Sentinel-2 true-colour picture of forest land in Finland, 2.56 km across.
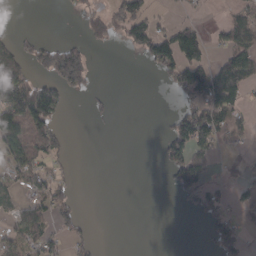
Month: March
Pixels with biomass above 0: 35%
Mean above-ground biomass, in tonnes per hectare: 46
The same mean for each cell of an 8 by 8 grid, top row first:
0 0 28 85 80 13 4 46
63 69 60 17 78 128 50 93
118 62 93 0 0 80 135 122
116 111 0 16 0 42 111 44
100 73 0 0 0 107 85 19
41 56 2 0 0 85 63 30
40 66 24 0 0 9 58 43
41 45 23 0 0 0 25 44
